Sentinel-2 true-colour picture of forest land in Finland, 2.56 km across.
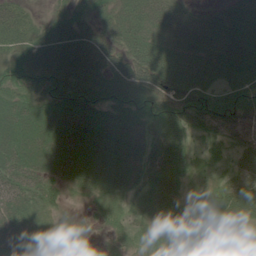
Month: June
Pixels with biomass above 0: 88%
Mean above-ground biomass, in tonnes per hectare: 43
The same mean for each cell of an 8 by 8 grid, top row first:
47 17 32 33 43 41 29 48
41 47 54 41 45 37 38 50
44 43 44 49 57 51 34 45
59 57 68 53 51 61 60 58
62 63 69 74 69 48 26 41
48 39 49 63 52 36 11 38
36 33 9 31 31 29 33 63
38 35 14 19 22 23 20 14
